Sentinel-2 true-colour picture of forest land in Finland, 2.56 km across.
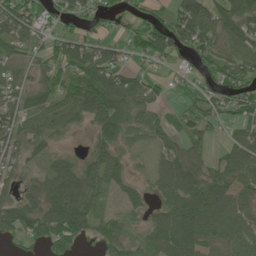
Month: June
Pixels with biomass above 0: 76%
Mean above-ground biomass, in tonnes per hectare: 52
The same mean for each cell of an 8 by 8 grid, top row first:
82 37 43 25 44 61 76 83
46 43 79 42 65 66 60 60
42 43 76 82 37 15 32 70
54 60 65 87 44 27 46 54
43 27 3 52 16 43 26 47
28 57 69 52 15 89 52 54
65 74 77 13 28 76 79 57
36 81 48 44 37 101 58 60
